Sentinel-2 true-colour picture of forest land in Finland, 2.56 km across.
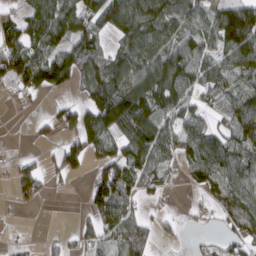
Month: March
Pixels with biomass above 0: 68%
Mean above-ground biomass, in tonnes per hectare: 73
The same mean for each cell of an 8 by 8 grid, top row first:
45 118 118 119 139 87 69 138
105 111 117 44 102 90 74 156
78 106 60 115 122 143 80 68
9 16 70 177 139 93 43 81
1 20 66 63 145 77 88 80
56 40 15 117 93 20 86 96
12 2 8 117 31 5 28 98
10 11 31 56 68 15 16 64
